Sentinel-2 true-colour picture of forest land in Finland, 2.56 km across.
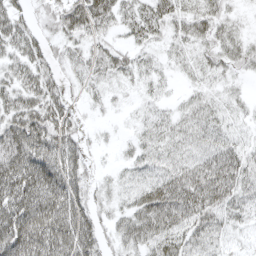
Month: April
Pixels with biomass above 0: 85%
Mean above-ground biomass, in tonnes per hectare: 42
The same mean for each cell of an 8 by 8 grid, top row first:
43 26 61 44 45 38 38 13
46 29 26 31 24 19 30 33
43 42 18 25 19 11 20 13
55 64 15 8 15 21 31 16
85 74 31 8 28 29 32 25
92 84 43 15 27 47 64 52
85 91 57 26 64 74 69 42
93 93 85 28 56 59 46 17
